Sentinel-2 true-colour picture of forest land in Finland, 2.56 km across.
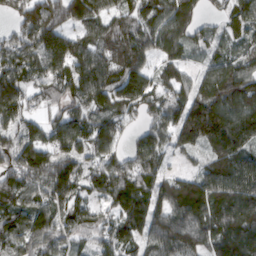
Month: March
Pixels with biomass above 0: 89%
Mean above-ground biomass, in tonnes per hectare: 129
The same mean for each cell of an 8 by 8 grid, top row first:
87 185 142 121 110 157 43 99
135 153 116 184 126 106 70 73
147 113 135 137 117 127 115 120
127 62 108 146 97 130 242 193
127 103 129 115 110 97 127 134
150 175 142 176 139 83 122 135
138 132 105 73 104 167 164 160
164 151 71 120 92 206 149 161
